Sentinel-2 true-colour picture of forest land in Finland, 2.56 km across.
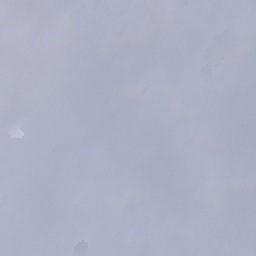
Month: December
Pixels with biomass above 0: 44%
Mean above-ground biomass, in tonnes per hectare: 36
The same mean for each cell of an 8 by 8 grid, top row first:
1 6 0 2 30 53 87 9
11 0 2 4 41 35 24 34
47 0 1 13 46 0 0 12
91 14 0 0 9 2 17 4
73 85 20 5 36 16 57 68
62 44 69 32 54 87 71 88
61 91 46 13 19 69 65 73
90 72 24 6 35 48 32 66
